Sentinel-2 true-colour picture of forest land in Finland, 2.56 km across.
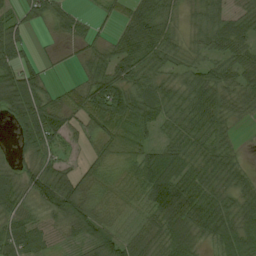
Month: August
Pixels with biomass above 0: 85%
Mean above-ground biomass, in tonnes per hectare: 50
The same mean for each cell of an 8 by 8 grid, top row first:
37 52 28 16 61 30 65 44
71 5 25 45 78 40 44 51
90 24 30 84 53 33 64 52
77 87 49 81 61 43 73 33
31 63 22 40 38 41 48 15
41 73 45 26 62 67 48 32
62 55 64 30 50 104 69 47
76 29 30 49 49 76 38 71
